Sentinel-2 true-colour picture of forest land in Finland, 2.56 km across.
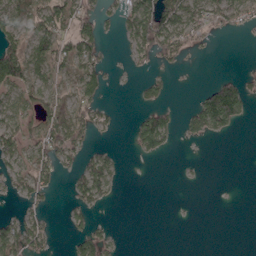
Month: April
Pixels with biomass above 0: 42%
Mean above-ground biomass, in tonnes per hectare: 40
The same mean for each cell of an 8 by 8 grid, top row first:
65 86 70 24 119 100 80 55
65 94 75 3 79 76 9 1
90 54 67 6 26 3 15 52
61 58 62 18 37 22 142 78
64 70 50 6 65 13 8 0
54 49 56 54 0 1 1 0
8 20 42 5 0 0 0 0
93 37 56 21 0 0 0 0
